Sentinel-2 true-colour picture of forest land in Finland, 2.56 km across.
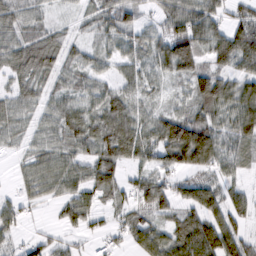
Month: February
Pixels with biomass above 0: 82%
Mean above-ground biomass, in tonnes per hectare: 58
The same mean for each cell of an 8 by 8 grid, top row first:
56 29 25 69 29 79 76 48
60 65 32 34 46 116 68 101
42 40 41 39 42 42 83 67
45 41 59 83 46 54 62 84
25 48 63 87 81 158 127 55
19 67 65 60 57 61 53 28
46 14 67 37 61 60 92 54
28 36 23 33 70 75 109 73
